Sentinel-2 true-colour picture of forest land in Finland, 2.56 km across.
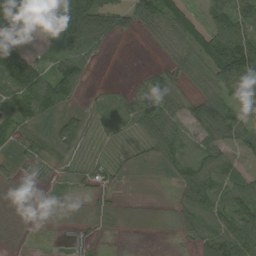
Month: August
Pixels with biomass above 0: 60%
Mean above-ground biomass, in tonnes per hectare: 42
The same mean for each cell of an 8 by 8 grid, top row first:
64 94 129 54 67 55 62 102
76 21 93 8 2 27 74 143
141 97 53 3 35 39 50 93
66 67 12 35 77 36 90 44
19 16 19 8 21 42 43 56
5 2 14 17 0 32 50 43
0 3 1 6 0 26 54 84
1 1 6 1 0 7 53 74
